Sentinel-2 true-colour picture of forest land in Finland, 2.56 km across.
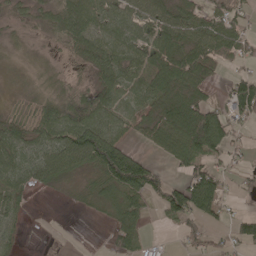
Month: May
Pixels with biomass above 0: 71%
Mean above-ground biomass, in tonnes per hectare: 53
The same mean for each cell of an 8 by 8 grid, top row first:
25 42 97 68 60 62 60 40
13 11 54 72 71 88 78 54
7 22 20 62 68 94 59 45
25 65 89 76 45 106 100 60
72 73 108 92 25 90 111 21
67 56 33 104 94 18 83 19
44 0 9 47 44 108 71 9
24 2 0 28 26 10 35 44
